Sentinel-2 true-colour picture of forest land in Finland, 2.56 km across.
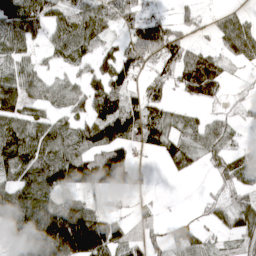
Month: April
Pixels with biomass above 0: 72%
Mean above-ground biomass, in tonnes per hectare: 79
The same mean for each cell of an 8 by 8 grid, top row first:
145 96 95 73 52 36 14 35
81 43 94 39 161 132 42 85
80 46 43 111 52 79 174 10
84 52 44 129 120 35 19 11
139 97 96 133 90 70 58 25
88 157 152 180 19 23 14 63
112 125 126 14 11 1 26 96
79 211 238 120 54 54 30 63
